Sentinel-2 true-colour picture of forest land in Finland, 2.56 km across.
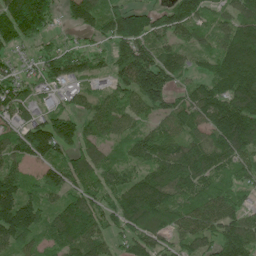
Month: June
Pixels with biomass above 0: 88%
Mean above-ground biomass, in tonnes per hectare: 102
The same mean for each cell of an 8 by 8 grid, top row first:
206 110 90 117 104 141 73 107
60 44 45 79 122 91 74 174
79 58 60 66 195 85 98 176
73 57 64 87 79 98 141 171
97 159 95 50 101 93 106 139
101 88 97 88 97 140 116 72
189 72 134 98 172 103 103 75
115 71 108 57 103 61 89 144
